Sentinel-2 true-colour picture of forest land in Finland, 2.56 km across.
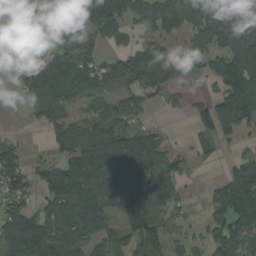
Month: August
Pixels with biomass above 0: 71%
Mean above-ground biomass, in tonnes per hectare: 79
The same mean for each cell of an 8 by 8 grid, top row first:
94 141 143 110 53 66 68 82
91 60 110 30 70 53 73 84
51 103 105 95 81 69 44 112
3 73 45 63 37 7 77 132
35 27 84 113 97 10 31 25
97 72 144 122 168 67 4 96
75 84 169 60 118 39 46 159
127 101 96 82 80 28 55 87
